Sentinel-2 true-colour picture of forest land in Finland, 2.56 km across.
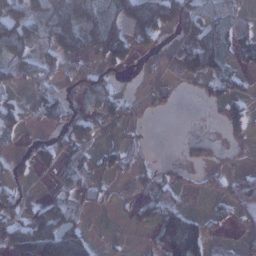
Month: January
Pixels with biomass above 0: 49%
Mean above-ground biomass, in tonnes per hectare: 41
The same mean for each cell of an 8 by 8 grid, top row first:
82 75 90 60 110 99 41 11
78 42 76 113 28 46 103 45
28 27 26 24 8 16 45 19
46 47 19 44 11 4 6 39
13 29 50 14 7 5 30 19
38 15 32 16 21 27 15 28
55 71 19 6 33 39 15 39
93 149 78 9 5 126 40 12
